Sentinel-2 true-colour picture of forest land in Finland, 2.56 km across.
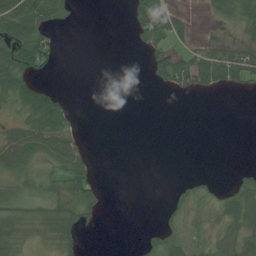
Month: July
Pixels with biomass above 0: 41%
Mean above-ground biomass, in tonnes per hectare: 22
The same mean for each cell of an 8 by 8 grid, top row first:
79 56 3 0 54 29 8 36
65 46 0 0 18 24 29 31
63 15 0 0 6 59 49 38
17 82 4 0 0 0 0 0
58 49 24 0 0 0 0 0
25 20 59 0 0 2 12 22
25 27 35 2 0 24 10 41
29 19 19 0 14 27 12 47
